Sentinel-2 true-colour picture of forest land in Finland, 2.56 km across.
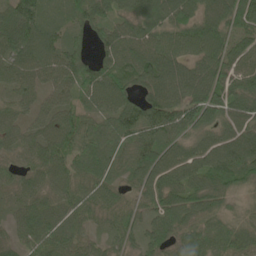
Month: June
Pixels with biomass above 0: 95%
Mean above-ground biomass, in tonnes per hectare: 73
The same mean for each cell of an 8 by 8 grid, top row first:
97 77 77 68 84 92 79 87
91 84 54 86 91 73 96 63
78 69 81 88 77 96 99 77
51 57 57 64 83 90 93 79
53 78 71 65 88 75 76 111
47 73 68 52 76 84 85 86
42 54 55 54 46 84 90 43
41 79 54 39 60 76 83 78
